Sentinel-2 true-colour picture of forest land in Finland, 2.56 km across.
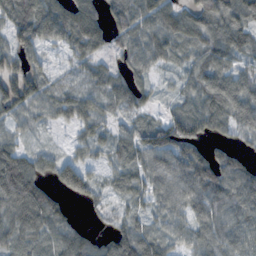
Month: November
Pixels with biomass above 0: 85%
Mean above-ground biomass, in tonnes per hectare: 68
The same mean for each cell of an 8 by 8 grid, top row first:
105 96 97 60 76 85 67 62
86 41 65 40 80 69 83 77
87 55 45 58 40 27 78 76
69 48 72 41 41 58 87 74
55 17 35 53 84 119 58 31
163 52 91 41 70 96 107 83
101 109 15 27 35 61 84 77
62 60 68 67 92 47 67 70
